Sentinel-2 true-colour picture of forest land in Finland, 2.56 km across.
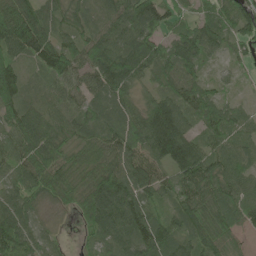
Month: June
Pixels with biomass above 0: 94%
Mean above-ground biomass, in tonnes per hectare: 75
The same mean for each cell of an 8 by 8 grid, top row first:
127 64 54 68 112 49 66 101
94 99 81 86 91 92 77 48
117 56 61 106 47 81 39 20
80 52 57 72 80 122 56 41
81 93 64 80 91 195 61 61
56 87 55 96 73 77 85 68
73 25 59 112 82 60 90 75
121 40 13 73 93 72 85 33
